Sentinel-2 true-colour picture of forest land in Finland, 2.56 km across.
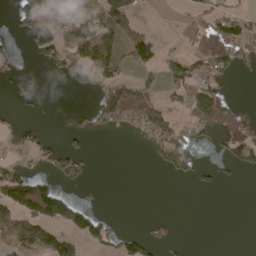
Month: April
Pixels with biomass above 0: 34%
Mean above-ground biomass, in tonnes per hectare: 37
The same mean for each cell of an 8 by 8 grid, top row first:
41 121 64 81 7 8 35 47
3 69 88 85 85 12 100 59
15 3 53 67 47 61 35 7
5 2 10 107 99 32 86 34
14 21 14 0 14 79 17 59
43 26 38 0 0 25 9 7
48 77 53 0 0 0 0 0
57 79 50 41 44 11 0 0
